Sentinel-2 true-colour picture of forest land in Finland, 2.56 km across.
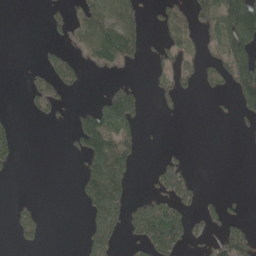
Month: May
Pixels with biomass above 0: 33%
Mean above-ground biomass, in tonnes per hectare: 47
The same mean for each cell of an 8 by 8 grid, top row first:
0 16 44 94 55 63 79 212
0 14 39 119 45 52 32 174
0 47 28 18 5 50 36 137
3 28 39 137 33 8 3 40
42 0 79 121 19 3 0 1
5 0 41 131 5 112 0 0
22 3 14 108 82 85 34 7
16 7 17 61 83 106 37 91
